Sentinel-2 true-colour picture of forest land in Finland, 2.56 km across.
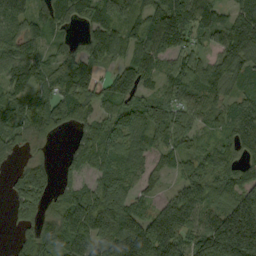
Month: September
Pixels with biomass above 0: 85%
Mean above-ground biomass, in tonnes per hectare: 99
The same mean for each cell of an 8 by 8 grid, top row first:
92 90 81 113 91 180 104 91
105 69 73 111 107 119 59 164
105 80 122 80 75 99 98 77
97 128 109 80 98 86 74 82
56 25 74 96 78 75 51 75
50 78 46 98 63 44 112 105
70 67 145 143 59 135 89 183
31 101 125 157 184 151 141 262
